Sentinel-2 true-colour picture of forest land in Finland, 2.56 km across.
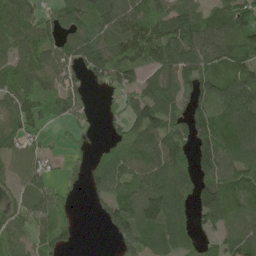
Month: May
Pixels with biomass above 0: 79%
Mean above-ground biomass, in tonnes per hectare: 76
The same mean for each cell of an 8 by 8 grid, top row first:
117 46 94 132 102 117 68 109
81 81 93 89 107 130 101 98
84 85 43 71 54 71 72 94
86 52 26 25 101 61 78 108
65 22 17 43 83 87 102 111
53 51 34 76 89 103 85 90
59 73 11 66 128 98 103 71
68 59 13 30 74 83 41 75
